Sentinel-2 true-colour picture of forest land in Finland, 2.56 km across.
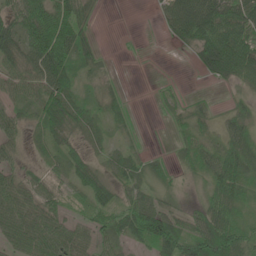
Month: June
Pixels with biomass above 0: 75%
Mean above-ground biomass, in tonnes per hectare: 43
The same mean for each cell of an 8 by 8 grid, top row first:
63 81 63 0 0 66 89 73
60 116 54 1 3 11 73 73
42 75 30 13 0 4 14 39
35 74 42 37 1 17 18 25
31 36 31 20 8 18 32 52
37 37 58 38 42 15 40 62
56 45 23 60 65 27 54 45
53 62 53 46 55 76 86 89
